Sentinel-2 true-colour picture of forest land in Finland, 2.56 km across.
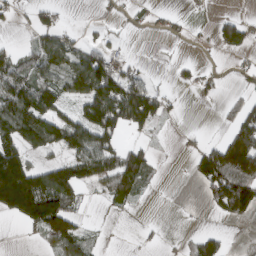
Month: March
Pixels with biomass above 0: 46%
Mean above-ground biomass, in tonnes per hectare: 59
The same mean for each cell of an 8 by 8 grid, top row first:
15 35 0 10 19 15 6 28
22 90 57 27 0 5 9 57
93 82 121 151 46 18 23 17
129 109 64 163 136 10 1 49
99 90 105 75 28 5 32 168
192 105 104 123 76 0 107 167
141 169 33 22 4 2 22 95
0 68 78 1 6 6 52 1
